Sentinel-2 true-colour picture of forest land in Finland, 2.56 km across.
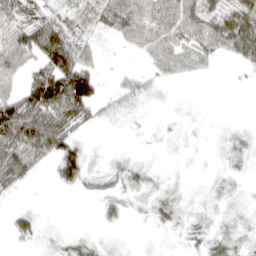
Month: March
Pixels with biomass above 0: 62%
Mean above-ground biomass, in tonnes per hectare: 27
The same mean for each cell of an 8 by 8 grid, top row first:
41 38 34 51 44 50 48 65
59 108 45 4 25 36 36 51
23 80 96 7 20 11 2 2
79 71 50 15 5 3 1 0
64 65 24 1 2 3 3 15
46 6 43 23 22 4 4 9
13 0 0 17 10 24 8 9
16 6 16 3 1 4 26 18
